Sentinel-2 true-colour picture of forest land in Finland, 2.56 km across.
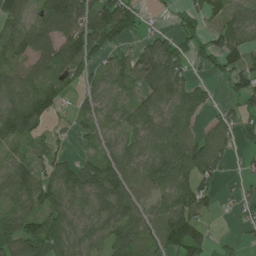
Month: July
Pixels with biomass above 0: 76%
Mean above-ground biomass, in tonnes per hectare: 75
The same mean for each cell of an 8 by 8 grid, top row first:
74 119 116 142 32 33 58 66
72 92 131 84 56 72 73 101
78 76 48 68 93 102 43 85
128 69 45 43 91 84 32 71
48 41 18 51 77 122 99 43
91 70 126 124 73 104 73 26
72 89 68 92 55 86 44 33
90 124 78 68 61 106 55 20
